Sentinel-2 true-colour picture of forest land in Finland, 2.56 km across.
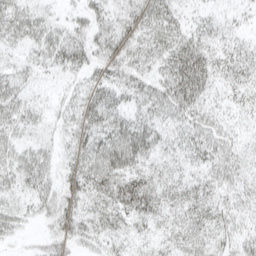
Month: April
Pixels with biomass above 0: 82%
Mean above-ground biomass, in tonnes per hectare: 29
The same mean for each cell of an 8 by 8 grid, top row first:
34 18 21 31 39 25 14 9
16 32 41 36 34 47 35 21
26 7 18 32 29 60 44 27
32 15 29 34 27 39 27 15
25 15 29 52 43 23 36 18
29 26 36 54 44 23 26 23
20 22 28 40 53 29 30 23
10 25 22 24 20 27 26 30
